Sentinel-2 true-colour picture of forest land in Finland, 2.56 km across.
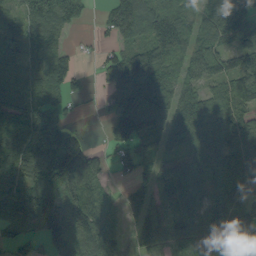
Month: September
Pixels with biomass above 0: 84%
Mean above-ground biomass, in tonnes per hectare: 111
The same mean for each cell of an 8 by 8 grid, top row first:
60 170 68 82 168 145 119 142
87 126 13 43 88 167 119 85
123 144 35 82 144 112 88 103
140 127 11 73 195 150 120 111
101 189 99 55 106 83 127 106
111 128 172 37 70 135 113 130
90 174 149 45 131 103 117 80
59 115 129 120 122 118 160 214
